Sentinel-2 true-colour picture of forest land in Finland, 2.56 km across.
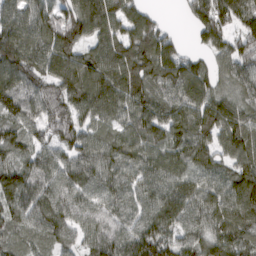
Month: March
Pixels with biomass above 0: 94%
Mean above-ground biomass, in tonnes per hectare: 98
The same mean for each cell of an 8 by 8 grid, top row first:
101 94 125 112 82 6 138 126
134 121 87 91 122 67 76 89
102 98 121 120 113 128 87 89
92 81 87 97 119 112 134 100
93 63 87 84 98 101 90 114
104 89 101 98 91 98 89 113
85 104 77 83 81 107 93 123
62 74 60 106 140 97 102 107
